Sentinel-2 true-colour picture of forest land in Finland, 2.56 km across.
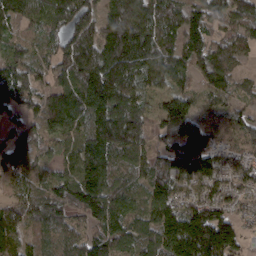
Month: March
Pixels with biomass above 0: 92%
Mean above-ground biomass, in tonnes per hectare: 120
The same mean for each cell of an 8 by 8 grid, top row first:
109 119 148 130 155 104 127 112
90 83 159 162 173 96 109 91
165 75 161 184 124 78 94 45
83 132 138 163 91 168 77 71
99 87 119 167 95 143 112 76
71 91 157 140 92 138 144 97
89 140 149 134 88 140 150 49
100 91 122 136 110 195 253 88
